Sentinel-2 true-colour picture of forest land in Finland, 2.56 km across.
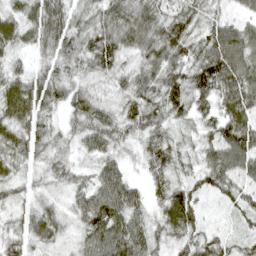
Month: April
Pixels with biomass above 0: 96%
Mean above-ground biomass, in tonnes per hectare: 54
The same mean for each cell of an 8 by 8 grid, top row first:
48 81 45 70 72 58 45 41
47 54 61 76 70 74 68 97
55 63 43 46 61 64 83 85
77 49 59 43 63 56 44 55
59 40 31 45 41 51 44 61
36 31 29 62 26 48 52 52
28 35 47 105 44 63 15 43
45 46 42 99 66 37 50 35
